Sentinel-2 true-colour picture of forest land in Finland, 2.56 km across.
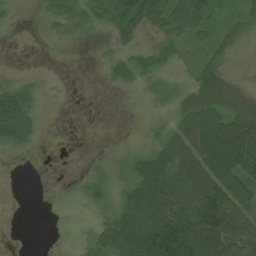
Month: July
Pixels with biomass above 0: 65%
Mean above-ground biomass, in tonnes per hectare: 45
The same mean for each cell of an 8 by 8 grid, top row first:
10 27 48 79 61 71 49 27
2 2 1 30 27 32 30 14
20 6 0 21 40 21 51 14
98 8 1 2 15 45 76 63
51 3 2 1 9 89 98 95
0 3 19 25 89 90 109 79
0 6 18 42 103 101 161 96
1 4 19 67 111 118 151 102
